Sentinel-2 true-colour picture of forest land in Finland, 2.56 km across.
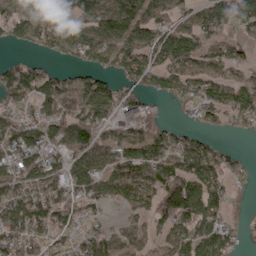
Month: April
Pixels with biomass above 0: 74%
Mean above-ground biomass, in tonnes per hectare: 86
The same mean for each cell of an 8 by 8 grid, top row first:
96 111 120 143 90 71 104 94
20 57 100 115 112 139 70 45
126 90 54 51 93 91 82 46
71 79 101 95 83 8 59 86
121 94 139 96 108 71 48 5
95 131 141 130 105 109 106 21
139 140 86 36 63 144 102 7
97 70 75 66 52 82 119 31
